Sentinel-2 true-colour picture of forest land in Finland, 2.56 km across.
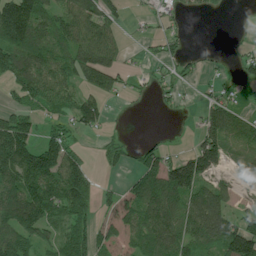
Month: July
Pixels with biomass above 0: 64%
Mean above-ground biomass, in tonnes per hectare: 65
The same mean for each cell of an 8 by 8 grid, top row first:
191 80 95 57 10 24 15 0
108 91 100 65 10 27 4 15
59 73 58 60 10 34 11 34
60 45 69 9 1 13 63 45
137 70 27 42 22 4 85 63
107 109 83 9 76 146 69 42
128 95 117 24 91 89 143 26
102 52 128 35 82 106 102 194
